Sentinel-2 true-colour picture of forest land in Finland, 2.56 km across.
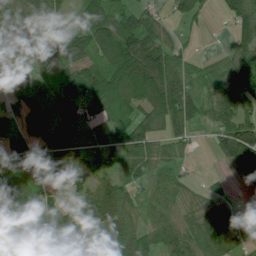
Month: July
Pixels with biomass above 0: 81%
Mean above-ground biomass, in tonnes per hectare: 76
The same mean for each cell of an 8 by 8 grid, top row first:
125 94 82 125 72 31 20 76
80 75 107 105 137 43 1 56
60 58 159 114 141 94 50 100
73 67 75 72 71 123 58 92
155 71 56 65 97 47 13 156
83 72 82 56 58 32 11 48
59 93 86 108 46 51 54 14
68 53 87 115 74 77 91 32
